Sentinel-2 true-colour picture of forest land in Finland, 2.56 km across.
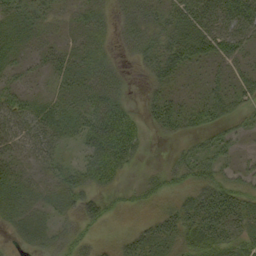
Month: September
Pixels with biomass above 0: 73%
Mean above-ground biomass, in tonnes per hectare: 26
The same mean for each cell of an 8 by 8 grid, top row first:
26 23 19 19 36 28 37 60
23 18 17 11 33 39 35 25
18 10 24 28 9 22 18 22
36 27 28 55 15 32 30 18
30 28 28 77 17 8 24 14
24 17 33 35 11 24 33 23
28 20 37 15 14 28 42 33
10 23 22 9 27 29 39 29
